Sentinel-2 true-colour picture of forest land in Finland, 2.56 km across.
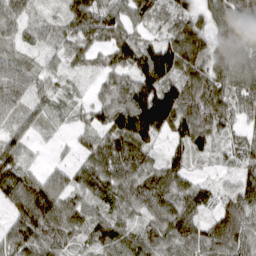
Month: March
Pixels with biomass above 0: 92%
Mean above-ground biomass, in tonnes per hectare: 73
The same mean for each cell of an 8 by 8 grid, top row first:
52 28 90 88 56 63 61 98
28 45 70 81 83 116 77 74
98 43 23 58 117 94 88 78
59 45 28 95 171 121 89 67
63 7 40 98 112 59 51 51
98 60 71 99 92 86 17 45
68 115 71 68 68 96 47 88
97 87 49 81 74 86 85 89
